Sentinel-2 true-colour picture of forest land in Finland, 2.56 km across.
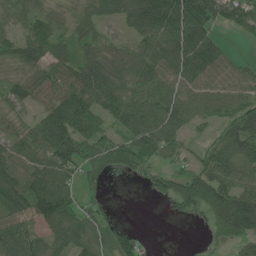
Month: June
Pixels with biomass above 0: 80%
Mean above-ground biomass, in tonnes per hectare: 69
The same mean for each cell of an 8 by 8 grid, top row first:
50 46 43 55 112 132 92 61
66 86 51 37 49 104 97 6
46 69 93 91 109 84 66 52
45 75 113 93 134 114 49 69
64 91 83 67 112 68 29 90
90 100 52 18 28 57 89 74
98 103 60 13 0 29 76 140
95 63 67 42 23 0 20 78
